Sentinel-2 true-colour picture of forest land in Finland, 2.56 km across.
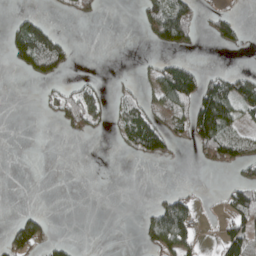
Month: April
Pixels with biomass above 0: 29%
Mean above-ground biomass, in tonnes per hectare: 33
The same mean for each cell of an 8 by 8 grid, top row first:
18 11 26 0 43 115 25 14
71 104 1 0 3 40 5 19
1 42 20 7 21 125 50 55
0 17 106 31 70 59 146 57
0 0 1 7 88 27 95 64
0 0 0 0 0 0 0 29
6 2 0 0 9 102 5 78
74 41 2 0 27 91 3 75
